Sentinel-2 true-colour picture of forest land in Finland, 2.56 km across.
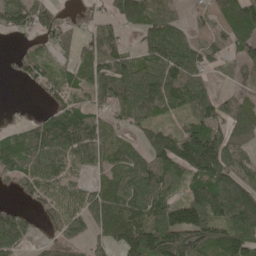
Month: May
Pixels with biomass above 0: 77%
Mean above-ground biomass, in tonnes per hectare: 90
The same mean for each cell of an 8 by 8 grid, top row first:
92 77 35 57 107 55 46 141
17 48 51 91 67 125 55 62
28 76 60 124 129 128 55 43
17 50 81 66 118 70 125 115
80 110 131 57 67 157 213 59
74 107 59 70 119 99 156 90
39 57 86 93 112 132 147 154
94 36 55 67 163 175 140 141
